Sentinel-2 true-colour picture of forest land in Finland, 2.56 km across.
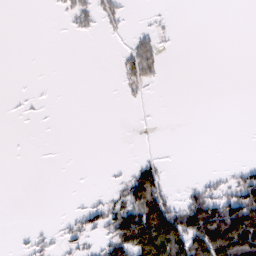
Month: February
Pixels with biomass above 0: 21%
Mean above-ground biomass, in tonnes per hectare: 21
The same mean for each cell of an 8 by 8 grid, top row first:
0 1 26 23 2 1 0 0
0 0 0 1 44 2 0 0
0 0 0 2 36 0 0 0
2 1 0 0 0 0 0 0
0 0 0 0 0 0 0 0
0 0 0 4 78 1 11 30
0 0 13 39 126 49 90 110
2 11 20 71 137 112 130 152
